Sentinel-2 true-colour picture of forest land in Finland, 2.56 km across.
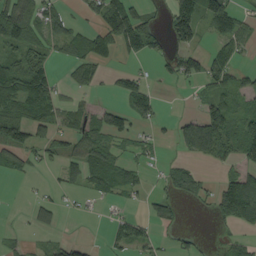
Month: September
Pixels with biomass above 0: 50%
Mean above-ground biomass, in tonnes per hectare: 41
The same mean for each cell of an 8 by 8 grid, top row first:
103 53 7 87 43 86 76 40
62 38 52 44 50 44 22 34
90 63 40 23 32 19 53 25
69 62 38 48 41 5 25 53
72 45 55 44 24 25 97 76
18 6 46 70 18 43 11 66
0 37 7 9 18 31 15 112
12 15 18 27 40 13 5 26
